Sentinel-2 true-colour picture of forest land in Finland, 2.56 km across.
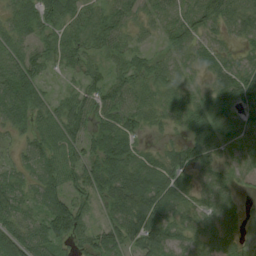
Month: August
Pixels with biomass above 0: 87%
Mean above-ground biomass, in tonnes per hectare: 48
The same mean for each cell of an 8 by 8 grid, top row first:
46 55 57 58 36 36 60 59
51 43 54 46 23 42 28 17
96 29 33 45 43 44 26 55
74 46 56 57 41 32 62 31
31 45 49 62 17 21 56 33
36 44 61 70 65 54 27 28
65 62 64 53 83 45 37 36
88 66 42 60 54 49 41 37
